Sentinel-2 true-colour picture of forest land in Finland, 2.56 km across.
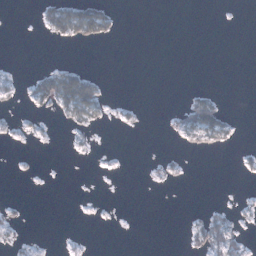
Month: January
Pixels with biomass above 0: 15%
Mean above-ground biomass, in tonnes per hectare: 7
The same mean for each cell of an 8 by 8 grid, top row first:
0 31 60 20 0 0 0 0
0 1 5 0 0 0 0 0
6 31 47 1 0 0 0 0
3 8 37 6 3 13 51 1
2 3 4 0 0 4 21 4
2 0 0 0 2 6 0 2
6 0 0 1 0 0 6 5
7 2 2 0 0 0 37 19
